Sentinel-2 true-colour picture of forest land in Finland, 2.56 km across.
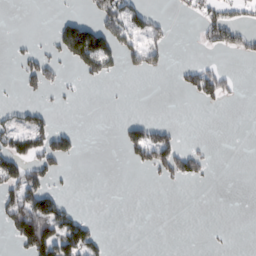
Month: February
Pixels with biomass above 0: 22%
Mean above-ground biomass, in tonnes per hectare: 32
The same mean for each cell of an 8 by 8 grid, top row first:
0 1 25 62 56 5 46 30
9 25 159 86 68 2 27 48
15 61 23 19 5 12 88 11
30 27 2 1 0 0 3 0
75 89 21 1 112 57 9 0
97 62 0 0 6 65 18 0
98 106 13 0 0 0 0 0
45 142 105 5 0 0 4 0
